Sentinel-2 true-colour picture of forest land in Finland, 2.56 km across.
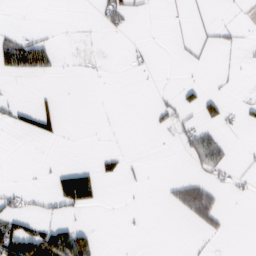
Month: February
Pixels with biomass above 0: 15%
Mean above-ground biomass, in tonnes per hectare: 14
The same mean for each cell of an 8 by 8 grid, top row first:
0 0 0 30 3 3 4 1
69 31 1 0 3 2 7 6
9 6 1 0 0 2 3 1
19 27 0 1 1 24 27 12
0 4 0 0 0 12 62 1
0 10 75 14 3 8 21 8
17 8 35 0 1 28 70 0
95 95 58 0 0 0 6 0
